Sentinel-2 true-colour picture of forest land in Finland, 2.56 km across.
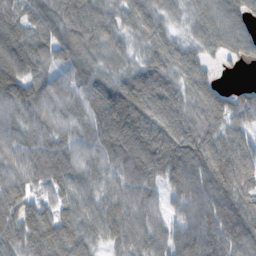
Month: November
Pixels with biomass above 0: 94%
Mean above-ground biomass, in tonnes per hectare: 98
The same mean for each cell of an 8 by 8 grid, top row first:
75 80 121 69 78 48 87 84
118 100 106 70 58 76 66 84
148 100 119 84 120 89 60 9
115 119 99 148 126 100 100 117
100 108 98 118 144 129 105 92
88 118 76 87 119 114 131 136
84 56 65 87 92 57 133 120
99 108 87 68 99 102 136 133
